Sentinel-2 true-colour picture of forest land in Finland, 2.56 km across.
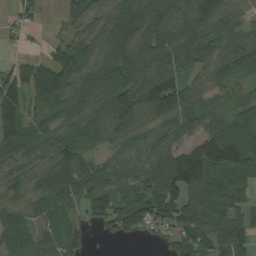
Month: August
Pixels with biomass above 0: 86%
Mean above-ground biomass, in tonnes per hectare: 87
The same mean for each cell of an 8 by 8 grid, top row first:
35 5 73 99 111 92 102 42
12 35 110 114 101 108 104 97
122 117 101 122 115 106 68 60
123 65 84 87 97 114 52 54
96 70 85 43 60 87 121 134
85 111 95 60 96 169 147 85
64 70 46 102 134 157 123 78
90 67 49 29 17 68 78 93
